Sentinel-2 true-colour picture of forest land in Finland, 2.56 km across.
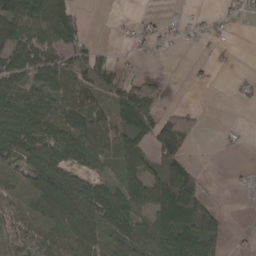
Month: April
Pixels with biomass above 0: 63%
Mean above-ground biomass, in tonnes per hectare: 59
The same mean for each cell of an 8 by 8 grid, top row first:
89 129 58 4 9 9 12 18
82 91 74 14 20 8 15 5
84 86 74 62 23 0 6 9
103 97 75 72 105 47 6 1
104 89 74 40 75 164 0 6
68 110 59 33 114 141 14 11
67 85 107 87 95 146 60 6
69 78 92 55 89 100 68 6
